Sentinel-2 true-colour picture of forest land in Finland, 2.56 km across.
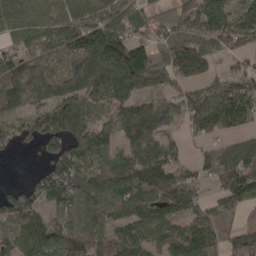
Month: April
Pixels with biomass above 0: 85%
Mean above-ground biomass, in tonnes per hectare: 104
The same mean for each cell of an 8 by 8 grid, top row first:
90 85 94 92 69 110 137 95
52 115 169 221 103 208 151 66
169 130 168 187 185 104 83 104
83 117 112 82 117 74 125 134
40 74 102 82 131 38 37 61
0 86 114 109 164 98 55 137
100 83 77 83 123 106 65 68
76 120 110 103 82 111 110 100
